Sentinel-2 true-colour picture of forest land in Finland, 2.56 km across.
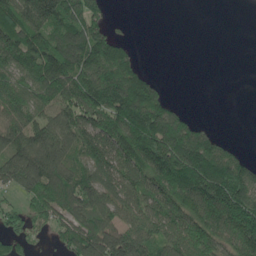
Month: May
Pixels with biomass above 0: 70%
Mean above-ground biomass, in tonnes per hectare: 122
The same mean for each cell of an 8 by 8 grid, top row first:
214 223 154 32 0 0 0 0
194 182 193 149 3 0 0 0
135 183 158 172 96 0 0 0
113 94 176 182 204 79 0 0
133 194 153 172 202 201 138 14
189 202 134 130 162 193 223 154
44 132 156 135 145 156 202 196
58 22 156 175 187 163 160 175
